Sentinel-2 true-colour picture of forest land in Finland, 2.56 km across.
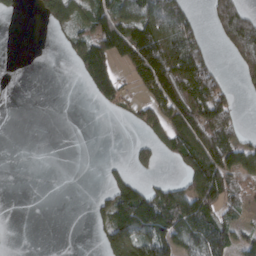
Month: March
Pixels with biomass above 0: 45%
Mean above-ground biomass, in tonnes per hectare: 65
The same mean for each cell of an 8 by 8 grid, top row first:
15 66 72 118 101 115 30 114
0 1 91 128 177 179 39 104
0 0 29 133 115 196 111 26
0 0 0 21 76 140 142 21
0 0 0 0 48 115 137 77
0 0 0 27 27 24 193 74
0 0 0 84 140 148 131 43
0 0 0 95 98 106 147 56
